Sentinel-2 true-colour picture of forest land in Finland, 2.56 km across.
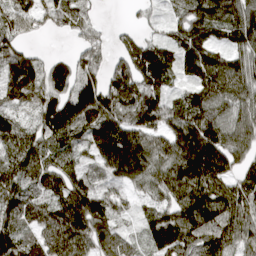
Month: April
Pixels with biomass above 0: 89%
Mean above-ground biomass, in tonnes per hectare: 99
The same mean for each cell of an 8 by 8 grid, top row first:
98 72 85 1 23 47 133 140
79 7 50 41 93 93 112 94
134 91 101 95 127 57 114 126
65 122 148 117 122 101 119 82
113 98 75 179 125 137 153 87
114 116 80 81 108 128 153 68
105 108 142 104 44 100 134 105
111 116 110 99 56 110 96 85
